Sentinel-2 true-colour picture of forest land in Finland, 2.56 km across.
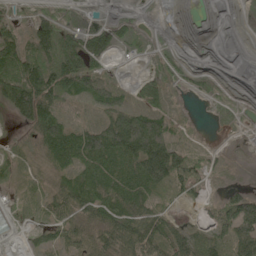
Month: May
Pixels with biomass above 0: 69%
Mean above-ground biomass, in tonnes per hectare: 41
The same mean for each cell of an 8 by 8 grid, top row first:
28 35 8 15 2 0 1 1
66 61 79 46 10 6 0 1
110 98 71 20 24 18 8 0
56 72 9 58 65 10 3 5
8 69 90 106 160 50 5 1
15 14 52 86 88 86 27 1
11 38 64 78 64 13 17 67
2 34 41 84 96 54 46 79
